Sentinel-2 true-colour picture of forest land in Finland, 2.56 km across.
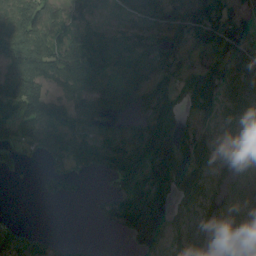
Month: August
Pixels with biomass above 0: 72%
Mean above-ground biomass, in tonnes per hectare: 91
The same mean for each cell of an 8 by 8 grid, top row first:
130 90 54 16 98 92 139 84
188 142 128 104 89 48 97 108
167 106 156 87 91 62 110 96
132 120 103 89 84 66 45 86
83 91 112 109 181 130 86 62
16 53 39 88 163 184 85 60
1 1 0 93 263 86 73 70
90 49 11 3 143 58 96 64
